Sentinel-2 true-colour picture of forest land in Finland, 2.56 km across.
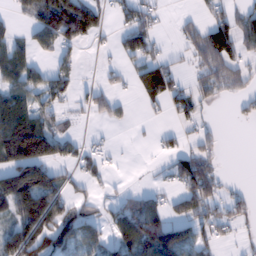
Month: February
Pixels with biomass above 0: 51%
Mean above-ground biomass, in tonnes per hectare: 61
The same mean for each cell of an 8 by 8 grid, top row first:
24 125 143 36 52 12 36 52
57 49 40 17 82 10 109 63
71 64 21 19 83 47 54 45
119 58 22 42 13 41 11 16
202 137 36 9 3 25 36 0
126 98 46 16 2 73 100 1
125 155 39 42 82 56 78 49
134 114 89 57 148 108 51 18
